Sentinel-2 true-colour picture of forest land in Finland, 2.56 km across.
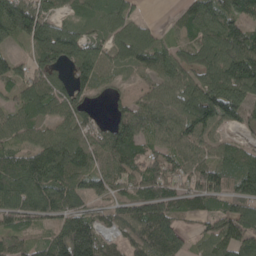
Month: May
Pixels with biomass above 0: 87%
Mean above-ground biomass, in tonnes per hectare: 87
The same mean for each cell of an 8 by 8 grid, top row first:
151 82 47 70 16 33 114 86
28 137 112 64 108 69 111 135
82 87 87 30 35 93 104 164
65 66 77 40 73 88 149 77
62 97 99 145 75 89 55 56
114 142 92 83 78 67 108 121
93 99 81 60 119 85 62 89
58 76 203 45 88 77 68 106
